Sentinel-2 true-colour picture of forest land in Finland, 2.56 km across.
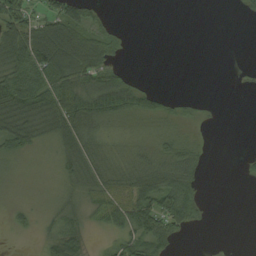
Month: August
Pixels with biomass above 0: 59%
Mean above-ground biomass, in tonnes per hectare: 30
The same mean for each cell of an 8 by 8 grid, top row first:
76 47 48 5 0 0 0 5
73 98 77 27 0 0 0 0
62 66 63 61 5 0 0 2
65 67 81 72 42 15 3 0
36 14 52 22 16 32 3 0
7 4 38 37 63 73 6 4
12 12 24 54 75 81 9 0
4 22 27 18 58 27 0 0
